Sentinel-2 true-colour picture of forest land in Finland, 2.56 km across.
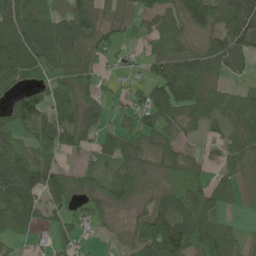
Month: June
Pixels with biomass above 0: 79%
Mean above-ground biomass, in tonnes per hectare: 73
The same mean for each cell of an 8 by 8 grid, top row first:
88 83 101 41 56 70 90 130
131 104 82 62 39 78 68 85
70 67 72 18 47 112 56 28
93 83 85 30 101 88 67 79
63 69 48 61 78 65 35 75
182 86 50 65 70 80 43 57
108 59 35 54 56 101 104 21
34 26 37 25 113 151 137 55
